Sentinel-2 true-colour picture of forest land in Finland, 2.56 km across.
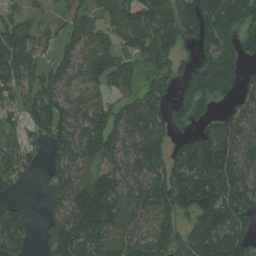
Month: July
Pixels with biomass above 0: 77%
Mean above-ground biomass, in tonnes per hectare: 109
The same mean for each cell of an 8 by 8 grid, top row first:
55 31 69 81 148 150 153 139
153 59 95 104 153 113 85 103
101 88 76 122 94 86 196 77
57 147 105 105 128 90 51 72
63 99 145 124 131 59 123 118
74 60 96 115 101 130 172 121
68 64 173 152 122 144 158 151
105 61 137 110 95 128 177 134
